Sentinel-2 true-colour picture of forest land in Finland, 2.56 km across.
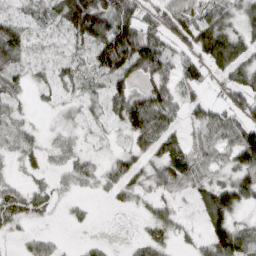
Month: April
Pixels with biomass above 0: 75%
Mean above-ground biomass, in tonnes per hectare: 52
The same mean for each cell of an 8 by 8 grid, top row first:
35 53 178 116 64 66 47 46
78 19 45 140 133 36 9 28
43 29 40 58 55 63 48 61
34 8 26 43 151 69 63 54
40 16 12 14 64 58 69 105
13 20 54 56 56 69 44 67
60 28 17 25 24 34 86 53
13 50 25 8 35 28 54 77
